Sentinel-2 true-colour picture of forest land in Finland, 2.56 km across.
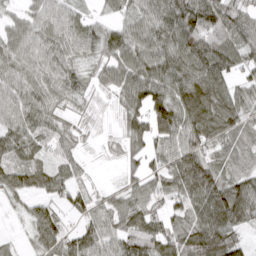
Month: April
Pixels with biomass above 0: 88%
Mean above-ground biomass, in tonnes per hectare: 73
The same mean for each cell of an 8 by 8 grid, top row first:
37 75 47 28 68 111 121 63
78 89 68 85 102 107 118 74
76 76 48 65 125 107 129 50
88 66 22 16 106 127 115 76
76 51 31 15 69 97 85 42
67 62 31 3 65 90 98 57
16 52 47 67 81 44 120 116
13 91 82 79 110 89 125 43
